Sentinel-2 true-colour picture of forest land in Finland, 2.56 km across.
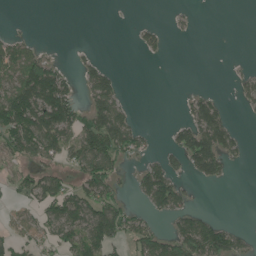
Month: June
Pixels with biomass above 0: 41%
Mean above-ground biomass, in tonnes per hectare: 48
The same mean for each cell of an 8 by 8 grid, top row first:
1 0 0 0 1 9 0 0
65 10 6 0 32 0 0 0
95 142 40 58 0 0 0 25
155 147 65 111 1 3 84 8
106 104 93 112 34 52 121 31
38 60 56 67 62 57 56 0
24 69 98 88 29 66 9 0
47 41 88 80 71 85 120 35
